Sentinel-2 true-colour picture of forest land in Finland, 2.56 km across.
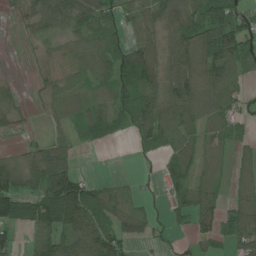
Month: June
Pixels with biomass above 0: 75%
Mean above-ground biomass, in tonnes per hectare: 63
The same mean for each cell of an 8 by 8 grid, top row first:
22 93 92 60 60 76 92 75
7 26 47 66 98 85 100 92
12 31 46 80 100 90 92 58
33 17 51 72 106 86 57 41
6 54 26 14 40 76 33 26
84 142 62 12 13 64 38 33
88 132 153 87 37 53 77 65
40 108 122 112 41 21 34 58
